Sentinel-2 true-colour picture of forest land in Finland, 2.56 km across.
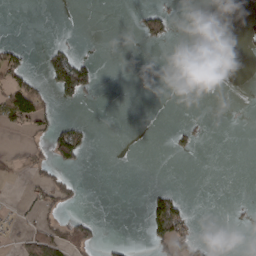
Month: March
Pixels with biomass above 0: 13%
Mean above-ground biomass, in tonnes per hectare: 15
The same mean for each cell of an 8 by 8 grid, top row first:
0 0 0 0 26 13 0 4
30 26 9 0 5 0 0 3
47 45 116 0 0 0 0 0
83 34 0 0 0 0 1 0
1 47 76 0 0 11 4 0
10 23 6 0 0 0 0 0
5 29 5 0 20 59 0 5
14 63 56 7 8 63 12 2
